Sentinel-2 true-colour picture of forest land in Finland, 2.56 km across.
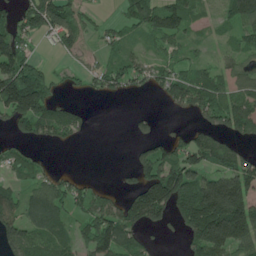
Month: June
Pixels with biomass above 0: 63%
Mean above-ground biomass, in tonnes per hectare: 87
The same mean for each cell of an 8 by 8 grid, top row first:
74 167 60 15 117 117 23 117
126 20 54 44 36 53 17 60
197 88 36 95 68 99 84 71
152 118 33 0 15 31 114 140
50 39 15 0 44 73 129 56
50 65 33 2 103 175 115 176
96 131 71 99 195 127 260 203
95 93 76 162 60 7 211 125
